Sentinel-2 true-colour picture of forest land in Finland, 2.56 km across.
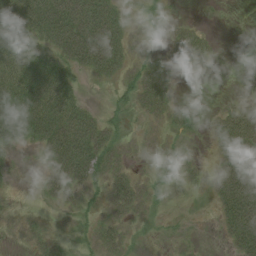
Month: August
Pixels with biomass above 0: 53%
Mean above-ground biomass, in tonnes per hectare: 33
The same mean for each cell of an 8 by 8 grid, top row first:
82 81 79 52 10 3 1 0
64 45 87 67 7 35 25 0
73 81 18 26 45 23 8 0
92 89 50 12 22 20 6 44
29 59 84 33 4 12 13 91
4 32 54 32 8 24 17 94
2 6 14 27 14 1 4 90
2 10 5 23 1 5 0 58
